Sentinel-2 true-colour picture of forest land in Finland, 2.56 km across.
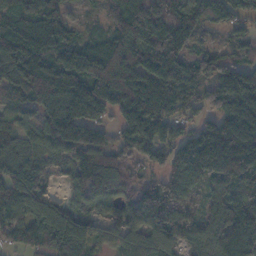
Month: November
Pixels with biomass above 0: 90%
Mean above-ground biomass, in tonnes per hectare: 116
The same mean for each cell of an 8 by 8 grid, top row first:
92 125 24 84 132 118 76 73
118 98 113 135 143 127 50 57
102 141 167 201 171 151 107 166
60 114 171 101 199 84 61 239
79 98 148 81 98 102 198 256
141 61 80 135 39 104 143 184
103 111 76 86 134 108 85 117
78 101 143 76 111 99 104 163
